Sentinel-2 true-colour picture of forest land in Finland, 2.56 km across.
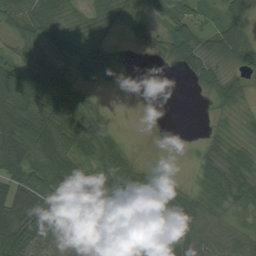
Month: August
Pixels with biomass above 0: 81%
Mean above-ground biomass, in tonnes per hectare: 51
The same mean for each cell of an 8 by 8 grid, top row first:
58 67 41 65 61 66 26 43
33 58 65 35 16 72 39 66
80 67 41 20 1 2 46 33
92 70 70 11 0 0 11 26
114 99 57 44 1 2 26 35
80 92 62 58 47 14 51 72
82 76 78 76 76 70 53 47
74 54 54 72 61 64 42 42
